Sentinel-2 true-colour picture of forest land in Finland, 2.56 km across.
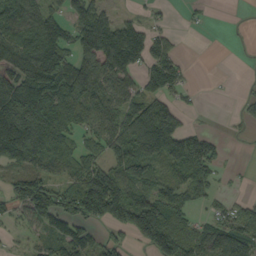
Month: September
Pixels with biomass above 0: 67%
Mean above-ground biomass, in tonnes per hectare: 92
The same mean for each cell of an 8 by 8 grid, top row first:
149 103 95 51 28 6 10 0
156 190 119 186 130 41 0 1
128 198 161 120 67 76 2 3
206 207 126 98 145 101 2 19
180 156 71 105 174 154 81 2
56 74 116 144 103 75 51 5
60 131 135 137 139 95 20 50
13 61 91 54 82 132 105 131
